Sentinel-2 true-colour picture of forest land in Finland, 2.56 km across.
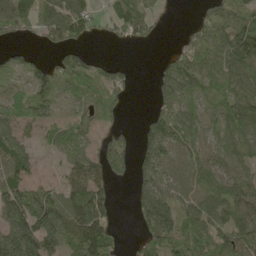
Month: May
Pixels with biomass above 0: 73%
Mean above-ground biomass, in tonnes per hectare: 75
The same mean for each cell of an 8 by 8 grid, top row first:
98 69 86 65 60 8 57 96
26 30 45 8 12 26 87 176
35 91 82 86 0 101 69 101
71 63 55 50 20 89 58 106
129 25 38 103 84 71 61 83
107 16 86 74 69 27 70 63
138 131 116 49 123 82 90 106
180 125 98 75 77 77 106 95
